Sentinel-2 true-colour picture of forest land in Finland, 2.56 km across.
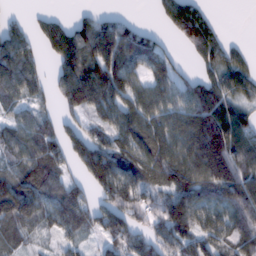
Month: February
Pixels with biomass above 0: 78%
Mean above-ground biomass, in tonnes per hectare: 90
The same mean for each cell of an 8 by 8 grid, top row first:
17 31 25 33 2 100 51 0
115 62 132 134 114 24 121 28
101 49 164 134 71 85 73 82
47 33 76 94 110 97 162 77
83 104 107 98 138 116 217 124
78 109 50 156 93 146 147 135
114 81 97 98 77 155 94 125
53 22 41 76 69 100 87 113
